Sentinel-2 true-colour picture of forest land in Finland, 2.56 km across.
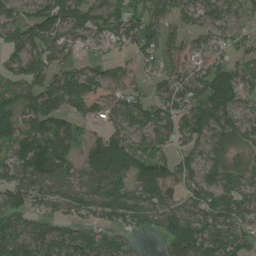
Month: July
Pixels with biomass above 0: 84%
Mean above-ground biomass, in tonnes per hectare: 86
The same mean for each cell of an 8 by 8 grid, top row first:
78 120 111 111 84 76 87 64
95 85 44 37 82 62 58 55
76 87 119 105 46 86 118 74
109 147 79 87 102 101 115 72
89 124 78 114 74 70 82 47
86 110 72 91 106 93 72 69
87 62 73 67 84 88 106 103
121 95 107 79 7 109 107 86
